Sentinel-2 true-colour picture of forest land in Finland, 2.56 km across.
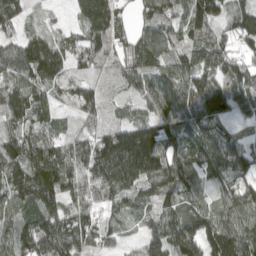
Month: April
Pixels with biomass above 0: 91%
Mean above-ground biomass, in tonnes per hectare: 103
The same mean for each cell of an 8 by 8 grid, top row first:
95 13 65 104 71 83 152 115
81 121 76 81 111 62 119 64
112 109 87 73 92 125 122 118
124 61 93 59 47 111 131 73
118 91 113 184 222 91 99 58
130 145 141 173 151 112 73 109
87 111 97 63 62 84 77 109
99 169 132 50 61 139 129 141
